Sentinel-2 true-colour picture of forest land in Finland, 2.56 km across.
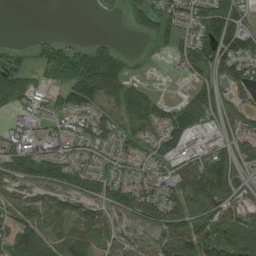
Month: July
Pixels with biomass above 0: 75%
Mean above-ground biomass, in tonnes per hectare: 69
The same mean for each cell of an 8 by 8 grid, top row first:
0 0 0 10 56 52 94 57
19 44 37 45 11 40 99 104
75 75 160 142 25 7 72 80
37 37 61 65 122 84 78 65
68 51 39 52 51 91 60 80
89 83 68 49 50 83 144 51
62 86 69 67 86 84 99 61
79 87 92 74 44 148 135 202
